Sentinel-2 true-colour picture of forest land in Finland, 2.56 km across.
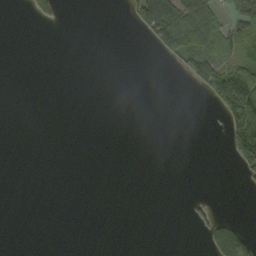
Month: September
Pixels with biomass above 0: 15%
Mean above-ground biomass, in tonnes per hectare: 17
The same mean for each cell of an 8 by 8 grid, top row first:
0 19 0 0 82 104 68 75
0 0 0 0 3 70 60 55
0 0 0 0 0 2 75 83
0 0 0 0 0 0 3 161
0 0 0 0 0 0 0 103
0 0 0 0 0 0 0 13
0 0 0 0 0 0 12 0
0 0 0 0 0 0 24 78
